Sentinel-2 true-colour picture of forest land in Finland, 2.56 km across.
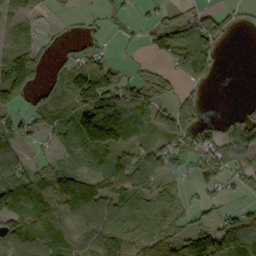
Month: September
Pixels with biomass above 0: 68%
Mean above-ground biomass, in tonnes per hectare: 60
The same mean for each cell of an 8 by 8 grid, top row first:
56 9 10 23 12 38 66 15
58 18 29 13 23 119 99 0
155 32 77 61 61 54 44 0
47 57 78 101 71 70 10 19
66 22 71 87 44 56 53 97
89 92 92 72 60 26 59 49
92 67 131 84 79 58 31 30
75 68 61 127 84 75 115 115
